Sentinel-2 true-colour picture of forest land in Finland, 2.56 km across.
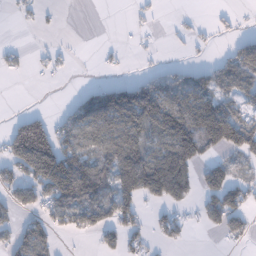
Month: January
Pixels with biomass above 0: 49%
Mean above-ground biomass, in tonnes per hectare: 60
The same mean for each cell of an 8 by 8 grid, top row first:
15 7 0 0 15 8 5 12
14 15 2 6 7 7 14 52
3 6 1 18 47 58 57 91
11 20 71 141 155 125 131 65
147 165 83 95 95 146 94 105
66 151 125 94 194 155 68 35
55 66 103 109 40 47 65 74
58 48 9 51 40 37 1 26
